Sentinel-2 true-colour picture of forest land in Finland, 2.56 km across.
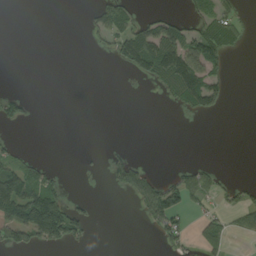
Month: September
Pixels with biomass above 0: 26%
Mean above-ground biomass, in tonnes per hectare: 32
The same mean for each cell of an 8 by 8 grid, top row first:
0 0 3 83 22 25 53 24
0 0 0 35 113 115 104 16
0 0 0 0 28 124 99 0
30 0 0 0 0 9 48 0
13 0 0 4 0 0 0 0
110 35 3 42 57 32 33 2
133 156 30 0 49 81 23 42
59 77 41 0 0 49 37 8
